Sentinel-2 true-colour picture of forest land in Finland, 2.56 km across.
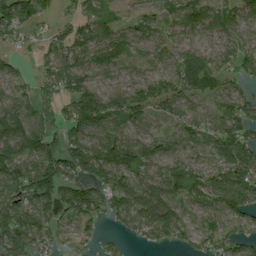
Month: August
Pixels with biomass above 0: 83%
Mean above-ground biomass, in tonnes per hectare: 67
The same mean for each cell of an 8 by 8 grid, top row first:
91 27 41 24 33 33 57 59
29 38 65 85 45 45 41 58
48 54 85 35 62 81 66 42
102 54 115 91 100 71 49 83
137 85 91 110 68 61 52 101
122 102 70 105 67 72 56 94
107 74 80 68 81 66 59 87
97 52 38 15 40 39 61 52
